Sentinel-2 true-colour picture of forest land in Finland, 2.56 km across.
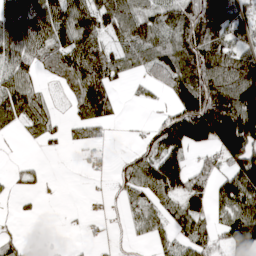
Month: April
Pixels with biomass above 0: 66%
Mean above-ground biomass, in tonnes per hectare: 78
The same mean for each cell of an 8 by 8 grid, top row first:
119 131 109 118 84 101 115 81
101 92 111 67 84 110 132 81
89 27 130 88 45 144 147 189
106 47 68 78 3 98 216 230
4 21 48 14 36 128 104 210
18 10 3 25 68 95 102 126
6 1 2 7 58 41 67 117
34 20 4 6 17 47 53 172
